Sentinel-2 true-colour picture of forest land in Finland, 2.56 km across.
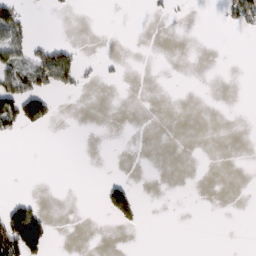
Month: February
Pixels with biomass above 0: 11%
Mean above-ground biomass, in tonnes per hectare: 14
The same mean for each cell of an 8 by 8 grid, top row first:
46 2 0 0 2 5 0 66
54 46 12 0 0 0 0 0
71 66 31 5 0 0 0 0
98 50 0 0 0 0 0 0
3 0 0 0 0 0 0 0
0 0 0 7 0 0 0 0
53 9 0 85 11 0 0 0
125 49 0 0 0 0 0 0
